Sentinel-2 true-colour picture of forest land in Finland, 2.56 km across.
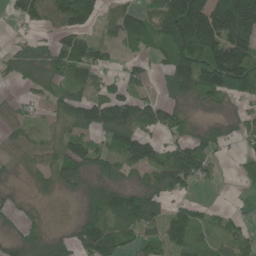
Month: June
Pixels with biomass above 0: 73%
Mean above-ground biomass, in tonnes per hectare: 79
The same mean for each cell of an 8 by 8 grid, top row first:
40 63 132 63 76 202 195 201
48 61 103 39 45 164 190 170
36 84 70 42 43 121 139 136
41 37 121 176 97 68 32 36
58 54 73 78 102 78 65 33
24 55 77 80 63 129 39 36
32 10 36 127 126 49 29 10
47 67 84 99 52 69 34 57
